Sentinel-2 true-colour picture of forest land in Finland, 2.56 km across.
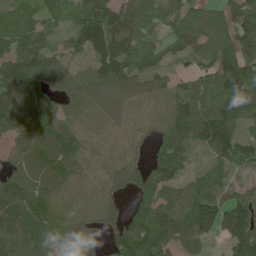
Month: May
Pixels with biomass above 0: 89%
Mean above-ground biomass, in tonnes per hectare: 91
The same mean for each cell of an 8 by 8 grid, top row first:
55 52 89 136 64 74 73 95
86 70 74 139 88 50 89 112
167 97 74 123 74 46 80 192
115 93 73 75 59 94 107 134
61 94 79 60 35 111 91 97
77 83 69 63 89 90 72 50
108 97 65 44 118 105 145 134
120 105 78 51 149 97 74 152
